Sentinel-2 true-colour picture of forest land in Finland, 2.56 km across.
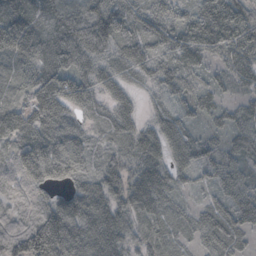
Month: October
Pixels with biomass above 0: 95%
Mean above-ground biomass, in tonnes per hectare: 56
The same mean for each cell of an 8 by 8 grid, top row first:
65 51 50 74 54 42 80 78
74 59 80 44 58 64 70 72
29 71 60 47 32 56 29 39
44 89 37 51 21 38 34 35
54 59 40 37 67 70 32 42
58 55 42 69 68 49 28 35
61 76 71 71 59 25 29 54
115 160 86 83 40 28 38 26
